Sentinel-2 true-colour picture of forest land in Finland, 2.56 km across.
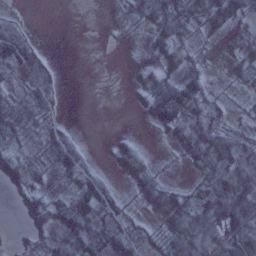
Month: January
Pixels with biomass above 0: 70%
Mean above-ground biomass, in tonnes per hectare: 34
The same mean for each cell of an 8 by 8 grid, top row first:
13 0 0 2 39 68 77 58
56 3 0 2 13 53 11 24
13 23 0 0 36 54 23 22
47 26 0 0 25 69 30 8
28 33 29 16 10 24 68 47
62 20 50 19 46 2 46 82
10 49 71 44 16 49 62 62
6 40 91 47 25 67 83 68
